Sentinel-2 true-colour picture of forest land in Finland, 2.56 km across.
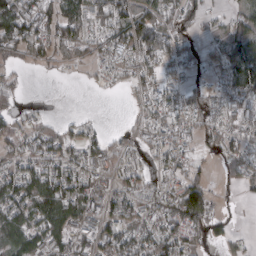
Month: March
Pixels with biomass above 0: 68%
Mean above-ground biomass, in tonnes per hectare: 60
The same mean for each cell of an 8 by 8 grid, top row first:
100 69 70 103 79 83 33 46
69 68 57 81 96 81 24 85
18 4 7 31 59 53 39 108
36 7 6 0 52 75 79 55
42 57 72 33 40 73 43 54
75 90 79 28 45 73 32 52
84 91 99 66 58 112 82 8
79 77 56 77 74 99 65 23
